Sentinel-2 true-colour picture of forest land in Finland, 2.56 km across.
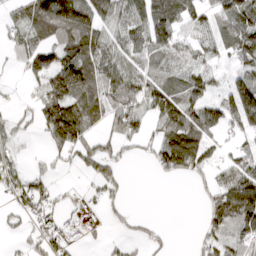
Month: April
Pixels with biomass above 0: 63%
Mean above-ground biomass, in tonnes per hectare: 64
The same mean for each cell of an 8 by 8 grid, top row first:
36 149 140 88 98 119 61 131
41 80 107 73 83 86 51 95
7 91 131 92 75 70 62 72
20 98 110 86 63 110 82 129
28 36 77 46 30 134 54 31
49 35 17 50 0 41 37 130
35 41 29 24 0 0 52 141
11 62 18 15 27 3 41 62
